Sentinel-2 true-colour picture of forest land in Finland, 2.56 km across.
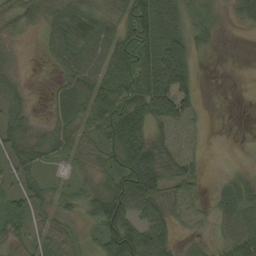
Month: September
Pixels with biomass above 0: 76%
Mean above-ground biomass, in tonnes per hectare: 48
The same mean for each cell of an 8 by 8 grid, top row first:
40 45 73 60 99 56 22 20
7 23 68 68 87 75 10 0
23 5 67 69 85 110 0 0
45 16 67 88 87 86 5 0
51 44 62 70 86 46 6 0
41 26 28 58 128 68 9 16
38 52 41 107 76 39 14 46
23 55 25 89 113 41 12 68
